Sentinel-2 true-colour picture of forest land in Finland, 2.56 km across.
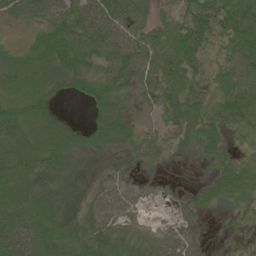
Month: June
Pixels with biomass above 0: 85%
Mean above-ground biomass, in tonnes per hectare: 46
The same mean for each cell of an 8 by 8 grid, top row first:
50 66 70 78 46 34 72 73
20 67 76 60 63 71 50 58
59 54 45 60 48 57 32 39
69 43 3 65 22 60 33 55
81 81 48 40 51 24 37 11
68 30 4 30 20 2 19 45
69 31 22 45 17 20 24 26
88 61 52 63 47 53 13 19
